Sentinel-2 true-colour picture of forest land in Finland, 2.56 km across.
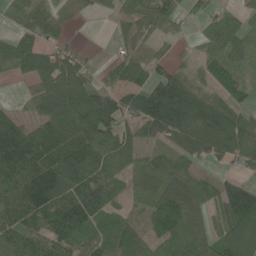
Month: June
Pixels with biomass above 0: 79%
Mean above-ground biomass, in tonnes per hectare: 77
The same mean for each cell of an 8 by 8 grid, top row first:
26 57 19 21 53 44 47 54
76 52 16 13 38 12 75 102
19 81 69 42 63 71 64 93
32 75 96 99 93 118 95 54
166 130 122 112 47 68 99 84
140 130 91 87 103 99 31 34
121 112 118 65 62 105 68 127
86 110 73 93 75 126 80 109
